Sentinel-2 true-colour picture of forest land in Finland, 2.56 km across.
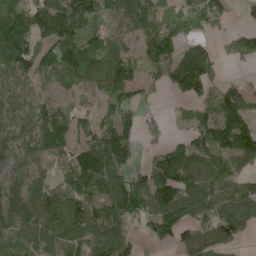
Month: May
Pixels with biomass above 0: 77%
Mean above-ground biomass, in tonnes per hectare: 95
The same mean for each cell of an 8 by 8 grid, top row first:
132 134 188 73 110 111 117 15
168 116 166 98 70 92 68 64
66 62 84 129 47 114 112 18
81 75 38 75 36 10 50 122
83 123 85 153 34 65 114 138
66 69 128 124 79 169 100 76
140 123 115 110 112 136 98 101
81 117 109 120 45 93 83 36
